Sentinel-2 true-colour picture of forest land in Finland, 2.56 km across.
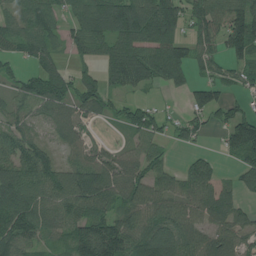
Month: July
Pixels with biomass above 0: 79%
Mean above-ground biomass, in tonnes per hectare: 85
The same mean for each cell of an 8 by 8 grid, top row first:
68 68 74 148 127 108 127 111
60 78 63 113 123 125 76 102
55 124 73 80 100 82 57 45
82 71 66 41 57 13 87 70
90 47 49 24 76 38 11 142
118 100 119 90 92 64 75 52
132 96 90 72 118 87 91 53
109 54 142 168 102 116 87 61
